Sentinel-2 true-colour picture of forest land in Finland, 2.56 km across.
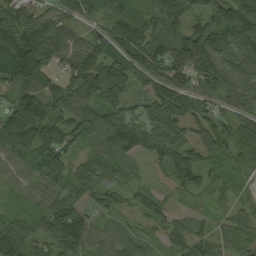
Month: September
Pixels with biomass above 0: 94%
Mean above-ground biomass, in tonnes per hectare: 99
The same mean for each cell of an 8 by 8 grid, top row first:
134 75 74 80 63 91 115 169
207 165 86 99 136 111 172 113
136 87 119 156 115 136 132 108
139 133 96 94 81 164 74 84
125 130 62 127 119 117 123 117
51 89 92 85 25 88 68 43
36 86 73 70 59 36 32 52
111 88 132 75 43 63 84 67
